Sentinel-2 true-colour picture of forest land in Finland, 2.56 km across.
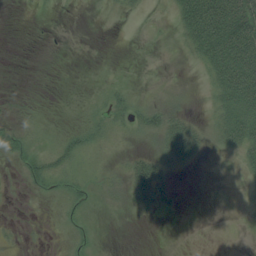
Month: August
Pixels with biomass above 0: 39%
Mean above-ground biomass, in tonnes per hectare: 18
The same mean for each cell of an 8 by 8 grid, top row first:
0 0 0 3 3 29 108 101
0 1 0 0 0 6 69 102
0 2 0 3 1 4 22 98
6 3 3 22 29 28 14 63
24 10 27 8 17 56 20 44
6 28 15 19 61 20 0 10
1 1 14 7 22 12 0 5
5 1 10 0 0 0 0 1
